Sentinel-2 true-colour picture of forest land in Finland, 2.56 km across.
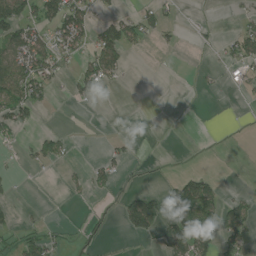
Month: July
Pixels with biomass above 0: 29%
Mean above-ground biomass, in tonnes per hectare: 34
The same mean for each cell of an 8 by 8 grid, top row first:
116 85 76 33 34 12 2 13
90 69 52 101 15 8 8 59
125 64 48 32 0 0 7 28
100 7 2 0 0 0 0 1
23 59 1 15 1 0 1 2
10 2 10 41 14 18 25 0
15 2 1 12 120 108 89 54
35 54 24 8 17 122 80 46
